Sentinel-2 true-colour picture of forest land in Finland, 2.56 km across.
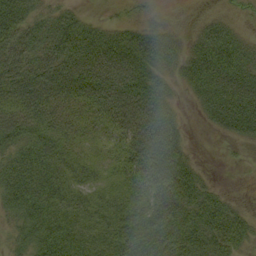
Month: September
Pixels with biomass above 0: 84%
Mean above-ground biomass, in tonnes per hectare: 46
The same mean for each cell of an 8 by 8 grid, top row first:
58 33 19 7 10 5 13 12
59 52 63 72 64 35 57 42
63 63 86 93 57 26 74 62
52 50 36 66 73 21 36 76
41 49 32 34 85 54 0 15
55 53 36 31 68 81 10 1
37 55 46 41 49 74 47 14
22 53 47 45 59 57 51 41
